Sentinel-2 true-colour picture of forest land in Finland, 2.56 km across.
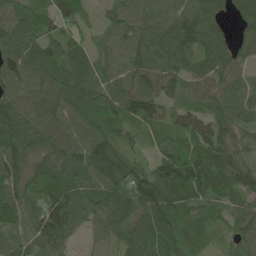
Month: May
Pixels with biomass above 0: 94%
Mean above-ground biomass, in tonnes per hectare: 90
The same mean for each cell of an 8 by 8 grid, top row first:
90 75 53 58 92 107 97 63
90 68 54 74 96 113 101 62
105 93 96 78 107 91 89 65
110 99 96 90 115 66 78 90
130 107 113 76 30 86 98 73
109 117 112 116 83 143 129 91
94 105 95 111 121 105 64 65
97 92 27 56 123 106 55 86
